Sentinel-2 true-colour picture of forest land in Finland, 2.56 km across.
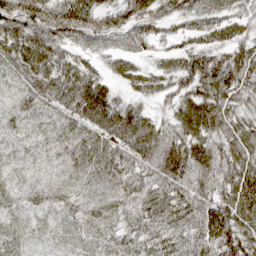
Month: April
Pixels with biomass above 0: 97%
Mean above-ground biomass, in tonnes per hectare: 64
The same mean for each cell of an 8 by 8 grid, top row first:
94 98 107 72 82 69 67 53
72 77 42 35 38 43 76 70
47 71 79 35 50 62 88 75
52 50 73 80 50 52 80 54
37 40 64 78 87 78 72 70
42 33 51 64 66 77 85 91
37 44 53 62 71 70 83 85
42 30 48 52 63 65 81 86
